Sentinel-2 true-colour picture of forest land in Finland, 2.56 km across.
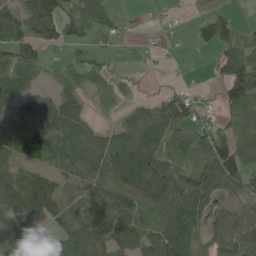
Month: May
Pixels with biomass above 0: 74%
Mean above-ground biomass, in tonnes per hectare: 69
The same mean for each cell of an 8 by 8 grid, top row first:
79 124 74 41 7 7 58 9
93 49 44 20 12 6 37 72
101 23 52 28 3 4 11 121
54 95 83 12 63 94 26 67
79 112 125 118 111 80 100 70
76 57 68 106 124 80 91 92
138 85 61 93 64 92 51 40
71 105 144 79 74 119 52 94
